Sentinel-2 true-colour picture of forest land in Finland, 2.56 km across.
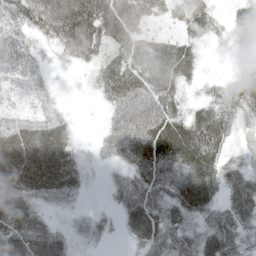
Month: May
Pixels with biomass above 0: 88%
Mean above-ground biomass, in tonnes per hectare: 55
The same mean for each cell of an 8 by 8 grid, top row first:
51 95 114 121 68 42 45 52
41 23 88 62 47 55 14 33
38 13 7 77 58 51 16 35
23 23 4 45 82 56 66 53
83 110 22 56 91 111 115 12
81 100 41 20 65 66 88 46
69 25 15 24 83 64 67 56
76 71 23 12 53 60 57 42
